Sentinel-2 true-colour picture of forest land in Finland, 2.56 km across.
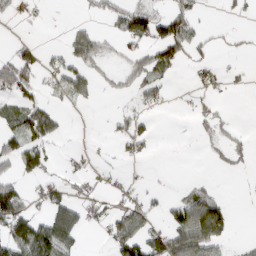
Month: March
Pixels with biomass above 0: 37%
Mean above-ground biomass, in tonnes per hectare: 36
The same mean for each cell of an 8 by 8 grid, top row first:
16 4 6 35 79 85 4 11
23 13 57 12 48 89 16 9
77 19 58 16 55 12 22 6
49 64 3 11 22 4 14 0
55 56 3 13 24 1 15 18
43 27 24 10 5 1 6 6
87 61 46 30 42 50 119 1
111 112 34 61 94 97 109 5
